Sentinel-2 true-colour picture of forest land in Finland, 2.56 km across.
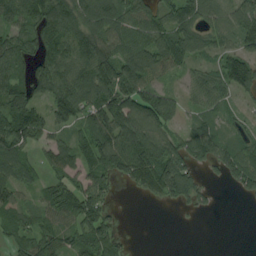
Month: August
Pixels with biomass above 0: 76%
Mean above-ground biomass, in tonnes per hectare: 83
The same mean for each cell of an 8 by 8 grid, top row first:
80 150 118 115 119 98 75 116
87 112 116 110 108 112 64 98
88 119 134 134 108 29 64 152
130 76 94 152 148 76 51 32
114 65 75 148 142 81 109 72
81 42 66 70 102 142 21 97
82 66 111 29 1 19 16 1
59 81 75 61 0 0 0 0
